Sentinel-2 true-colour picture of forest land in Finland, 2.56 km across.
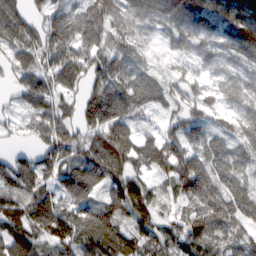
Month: February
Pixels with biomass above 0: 92%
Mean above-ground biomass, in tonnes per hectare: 88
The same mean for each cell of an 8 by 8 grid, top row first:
112 67 91 86 100 108 122 127
79 111 106 76 39 62 61 132
44 87 73 91 70 48 55 100
26 96 77 136 44 47 55 101
17 89 79 135 79 91 97 81
153 87 136 85 53 125 159 99
140 111 83 59 71 41 137 98
115 66 100 93 76 73 93 66
